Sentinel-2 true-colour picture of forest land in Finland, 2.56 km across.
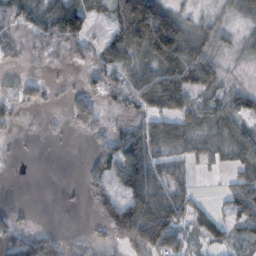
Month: November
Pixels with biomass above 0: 63%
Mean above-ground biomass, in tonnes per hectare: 45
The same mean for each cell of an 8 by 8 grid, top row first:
39 78 110 59 209 72 25 24
14 26 35 70 106 144 60 15
14 14 8 34 68 108 73 10
19 8 47 15 39 61 49 57
3 4 2 63 77 38 26 50
2 0 16 57 67 38 7 33
13 0 4 74 74 72 23 58
72 76 4 31 95 55 32 23
